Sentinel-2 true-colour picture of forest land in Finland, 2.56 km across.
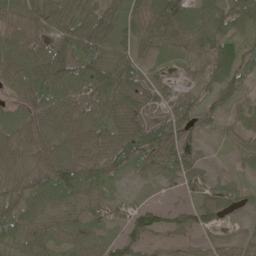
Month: May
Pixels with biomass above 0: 87%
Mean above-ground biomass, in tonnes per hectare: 57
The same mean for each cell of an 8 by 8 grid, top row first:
62 77 66 64 59 74 58 70
78 68 81 65 41 41 61 59
73 93 77 79 51 15 42 57
42 75 64 60 58 48 37 38
81 84 82 87 93 68 11 39
76 89 96 65 21 41 31 19
90 62 55 37 46 32 57 30
76 59 47 37 57 28 25 28
